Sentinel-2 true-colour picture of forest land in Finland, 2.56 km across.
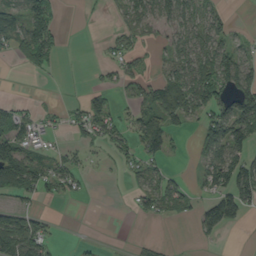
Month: September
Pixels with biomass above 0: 46%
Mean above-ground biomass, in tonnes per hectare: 45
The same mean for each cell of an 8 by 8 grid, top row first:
68 86 2 13 65 67 42 0
54 107 0 18 23 45 68 34
0 7 0 23 48 79 105 113
47 15 36 61 62 62 68 118
57 20 30 48 68 15 79 84
130 73 32 5 50 20 49 104
41 7 0 0 30 31 51 71
128 59 7 0 15 2 12 0
